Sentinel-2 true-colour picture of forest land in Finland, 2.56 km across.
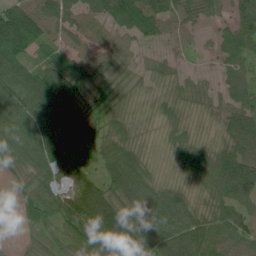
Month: June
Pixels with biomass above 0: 89%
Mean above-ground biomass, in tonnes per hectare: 79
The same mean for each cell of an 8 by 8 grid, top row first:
145 115 80 97 138 76 52 72
149 78 72 86 34 25 19 88
122 116 91 57 38 54 25 67
104 119 84 53 21 53 37 77
110 115 81 69 27 49 39 93
63 75 68 96 83 24 78 150
35 87 128 107 118 99 57 95
9 41 106 116 107 123 107 81
